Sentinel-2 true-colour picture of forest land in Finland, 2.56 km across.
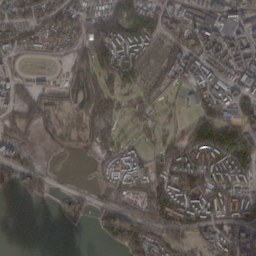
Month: February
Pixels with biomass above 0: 73%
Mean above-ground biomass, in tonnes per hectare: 97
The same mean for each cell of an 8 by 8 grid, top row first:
86 89 97 156 136 100 127 103
62 46 96 182 114 115 102 139
66 21 117 149 72 89 150 139
96 107 100 150 90 29 152 116
104 27 53 105 43 151 217 159
96 67 3 72 106 140 150 127
1 5 62 92 143 169 121 109
0 0 0 51 150 112 84 122
